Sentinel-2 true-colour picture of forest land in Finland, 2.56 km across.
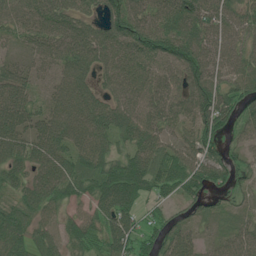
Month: July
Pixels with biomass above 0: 89%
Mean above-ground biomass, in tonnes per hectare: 68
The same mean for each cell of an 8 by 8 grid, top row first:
68 78 59 82 76 100 94 72
25 64 88 80 90 95 79 61
70 29 78 65 78 72 93 68
85 55 89 77 71 64 108 54
74 81 68 56 75 59 70 30
54 79 81 97 93 91 81 39
66 60 40 96 38 31 30 26
69 60 68 87 56 65 26 63
